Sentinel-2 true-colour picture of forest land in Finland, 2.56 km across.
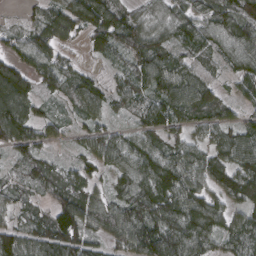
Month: March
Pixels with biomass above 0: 90%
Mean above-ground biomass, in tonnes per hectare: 77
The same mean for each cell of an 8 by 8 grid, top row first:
10 79 112 101 51 73 80 103
67 92 27 74 103 67 75 94
72 78 62 39 82 98 50 59
104 38 55 45 72 87 74 39
101 49 38 80 71 63 70 90
31 68 64 50 106 112 90 106
47 59 122 79 122 100 119 63
100 101 105 62 110 122 92 91
